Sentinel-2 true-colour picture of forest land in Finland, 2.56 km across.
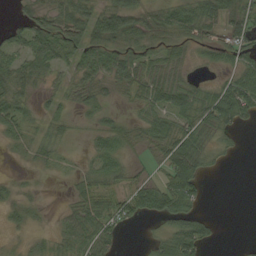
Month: September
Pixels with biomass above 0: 70%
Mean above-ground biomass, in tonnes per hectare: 34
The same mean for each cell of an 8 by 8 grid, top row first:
17 43 67 78 39 46 49 44
43 58 65 39 32 26 23 42
54 36 54 37 50 37 12 50
42 39 17 13 30 60 56 61
20 50 5 39 22 57 28 7
28 6 21 36 17 63 14 0
37 3 41 49 48 58 5 0
5 13 50 33 5 57 29 2
